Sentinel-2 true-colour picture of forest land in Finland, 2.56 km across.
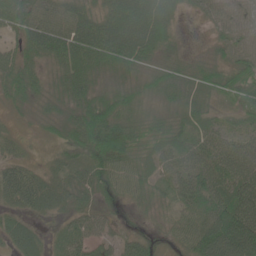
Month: June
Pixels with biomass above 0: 91%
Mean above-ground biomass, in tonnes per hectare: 49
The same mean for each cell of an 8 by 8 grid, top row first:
63 64 66 70 102 26 31 45
36 77 95 96 81 24 17 48
49 31 61 38 36 46 50 57
13 28 62 70 39 40 39 35
19 14 51 113 40 43 43 38
54 31 37 47 35 44 62 62
33 37 36 22 16 31 70 86
44 20 45 34 32 25 100 126
